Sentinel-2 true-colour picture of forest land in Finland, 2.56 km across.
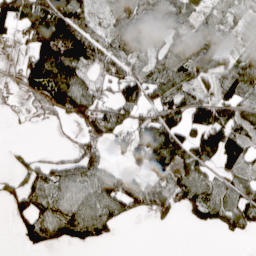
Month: April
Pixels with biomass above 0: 66%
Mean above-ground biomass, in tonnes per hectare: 76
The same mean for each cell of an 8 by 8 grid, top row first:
129 163 96 44 82 87 50 41
21 170 160 114 46 62 88 32
34 161 97 95 87 85 57 126
8 44 100 90 58 97 117 77
5 2 42 55 124 126 145 119
50 82 102 79 67 76 63 78
61 110 108 98 74 65 97 94
21 76 72 20 0 0 0 12
